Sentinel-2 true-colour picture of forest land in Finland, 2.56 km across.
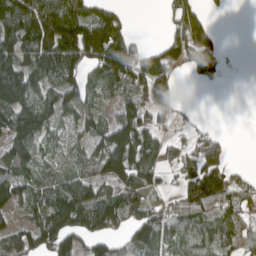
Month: April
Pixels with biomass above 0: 70%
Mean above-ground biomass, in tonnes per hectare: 99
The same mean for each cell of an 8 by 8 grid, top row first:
179 181 151 83 0 97 41 0
156 167 185 172 52 98 116 1
184 97 96 125 147 65 56 0
158 126 80 49 101 52 2 0
120 81 56 179 193 59 92 0
92 80 82 147 142 68 156 36
82 143 165 141 119 77 106 93
107 145 114 87 110 83 78 82
